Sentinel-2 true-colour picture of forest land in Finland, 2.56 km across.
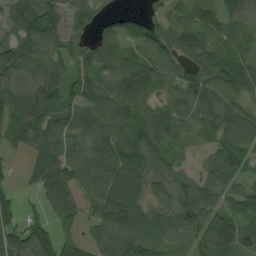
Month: August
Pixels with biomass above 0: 88%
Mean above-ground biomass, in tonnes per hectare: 77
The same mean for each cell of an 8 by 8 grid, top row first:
76 101 69 37 52 52 69 65
99 79 72 84 85 84 71 66
82 93 68 85 109 88 92 90
90 84 72 80 75 74 99 90
39 103 77 82 94 54 47 112
19 100 84 91 78 64 66 65
50 53 53 95 82 86 92 57
73 81 58 101 100 66 95 86
